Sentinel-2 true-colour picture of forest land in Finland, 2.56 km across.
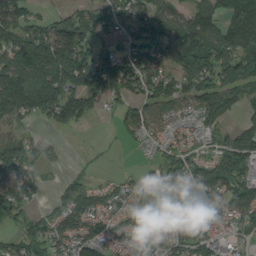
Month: August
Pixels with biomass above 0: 75%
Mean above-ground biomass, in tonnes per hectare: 91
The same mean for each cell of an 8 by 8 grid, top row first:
131 49 89 67 104 67 115 148
144 192 134 56 118 131 128 150
172 149 148 141 112 114 105 109
130 107 155 32 95 49 110 57
103 24 1 6 40 49 35 136
145 17 31 16 22 83 105 132
78 32 111 71 101 97 69 106
61 89 109 53 90 90 76 30
